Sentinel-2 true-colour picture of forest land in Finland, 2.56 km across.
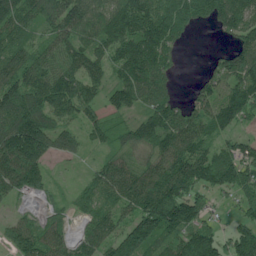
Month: June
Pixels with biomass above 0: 87%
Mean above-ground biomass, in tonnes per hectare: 103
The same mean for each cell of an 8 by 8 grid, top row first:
124 106 141 142 139 137 85 152
103 80 88 142 151 58 5 96
125 119 104 75 128 33 61 148
159 128 90 63 76 101 120 151
191 129 69 62 88 118 106 86
161 57 19 101 94 155 127 128
25 29 47 75 142 198 54 54
88 88 62 107 161 99 104 125
